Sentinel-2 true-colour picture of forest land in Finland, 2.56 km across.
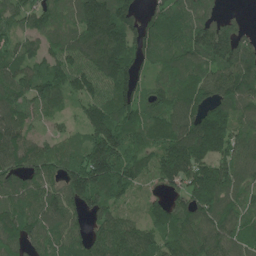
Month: June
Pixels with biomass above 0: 91%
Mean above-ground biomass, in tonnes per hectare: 120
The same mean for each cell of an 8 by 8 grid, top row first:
87 85 120 189 86 100 106 26
90 84 123 156 116 91 165 148
132 119 115 153 70 89 114 152
103 76 57 162 115 126 146 107
136 77 85 220 110 160 187 112
117 121 205 211 89 154 191 123
114 119 99 115 60 103 155 102
134 98 85 149 116 120 134 94
